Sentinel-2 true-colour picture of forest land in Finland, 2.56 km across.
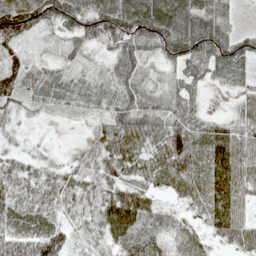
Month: May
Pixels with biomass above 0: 89%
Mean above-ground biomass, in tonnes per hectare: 55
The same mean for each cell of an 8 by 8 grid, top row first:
79 72 74 81 97 87 75 11
42 13 41 51 44 83 96 56
61 18 16 44 34 31 40 33
37 24 21 46 59 60 20 32
17 9 26 70 63 86 84 72
65 51 48 46 57 83 86 74
55 49 62 99 82 31 71 62
72 89 34 56 76 58 41 60
